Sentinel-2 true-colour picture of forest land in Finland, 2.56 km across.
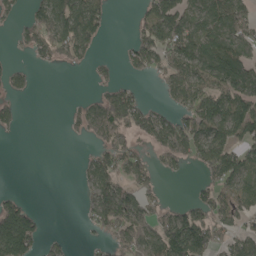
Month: May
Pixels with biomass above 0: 53%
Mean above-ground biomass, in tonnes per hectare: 69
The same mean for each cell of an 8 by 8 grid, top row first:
23 108 149 26 47 101 108 96
19 76 86 0 92 96 103 118
42 0 0 29 15 109 107 177
33 0 43 127 67 59 129 125
0 0 6 82 30 101 144 83
0 0 27 94 59 16 50 113
94 1 13 157 82 47 85 85
211 25 4 50 107 177 119 70
